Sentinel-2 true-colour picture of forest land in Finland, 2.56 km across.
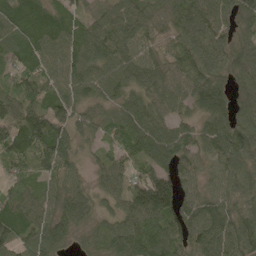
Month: May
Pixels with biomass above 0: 95%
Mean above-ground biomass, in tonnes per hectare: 81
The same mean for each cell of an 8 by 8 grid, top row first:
120 107 45 78 76 83 93 69
100 108 92 91 65 58 101 75
57 85 109 97 85 85 104 65
84 77 65 57 86 55 93 64
104 118 48 53 81 92 87 93
70 56 46 68 82 81 61 79
103 77 86 48 119 90 92 64
71 97 34 76 111 76 126 91
